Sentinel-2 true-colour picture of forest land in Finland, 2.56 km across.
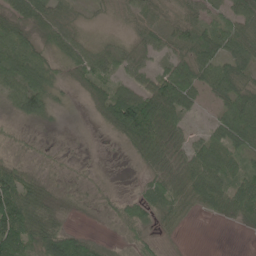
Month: June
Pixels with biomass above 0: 78%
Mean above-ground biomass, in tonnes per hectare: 45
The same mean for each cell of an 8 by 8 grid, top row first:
59 60 16 9 40 32 41 60
63 43 44 25 38 37 56 65
69 52 38 42 43 95 53 53
35 36 2 86 146 76 11 84
17 8 1 5 82 51 55 65
60 15 8 4 23 59 74 51
115 41 11 18 55 43 31 69
112 90 67 8 26 6 0 1
